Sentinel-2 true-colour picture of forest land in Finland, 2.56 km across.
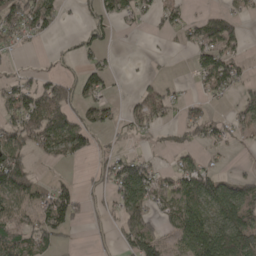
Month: April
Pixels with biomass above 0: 54%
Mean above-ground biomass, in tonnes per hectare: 59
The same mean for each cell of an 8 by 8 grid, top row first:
143 100 22 66 26 44 44 43
38 6 36 18 1 10 104 44
43 44 55 28 11 11 67 60
99 142 60 35 64 32 35 43
103 80 79 17 13 37 51 18
159 7 10 80 93 67 85 33
70 90 57 46 78 63 85 135
95 66 3 22 121 49 131 137
